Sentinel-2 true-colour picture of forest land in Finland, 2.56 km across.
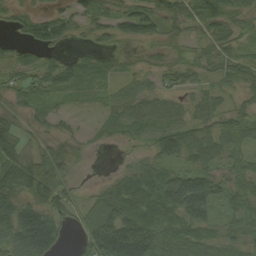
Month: September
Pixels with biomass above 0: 82%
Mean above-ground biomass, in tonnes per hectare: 62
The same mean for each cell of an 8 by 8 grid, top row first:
39 52 58 60 92 66 83 51
40 50 10 17 22 32 48 39
55 69 66 34 31 43 37 57
34 37 13 37 63 45 60 54
58 37 23 16 17 67 89 66
101 92 9 26 81 80 76 49
98 83 45 114 104 117 85 55
123 125 45 184 162 85 78 64
